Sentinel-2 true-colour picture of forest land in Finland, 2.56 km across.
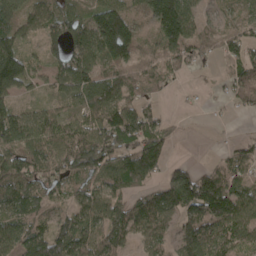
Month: April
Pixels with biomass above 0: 82%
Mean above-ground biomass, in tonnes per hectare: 83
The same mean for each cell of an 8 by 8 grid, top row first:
85 79 75 132 53 169 35 49
87 48 114 154 49 106 67 87
125 56 115 81 85 27 5 74
74 43 75 114 70 5 7 22
90 89 122 110 121 22 2 36
118 97 88 112 109 77 77 77
84 58 84 90 99 124 158 132
94 117 130 100 62 71 124 96
